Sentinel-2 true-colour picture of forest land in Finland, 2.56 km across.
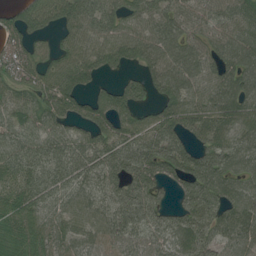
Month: July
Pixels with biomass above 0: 88%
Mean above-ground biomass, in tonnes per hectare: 73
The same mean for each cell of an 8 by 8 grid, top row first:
63 79 96 75 78 74 61 71
78 35 73 85 79 78 65 81
65 66 86 33 62 89 68 87
66 76 77 116 46 94 83 88
71 73 74 91 93 85 69 68
72 88 77 77 97 83 96 50
71 64 61 63 76 50 81 78
57 66 64 58 49 73 71 68
